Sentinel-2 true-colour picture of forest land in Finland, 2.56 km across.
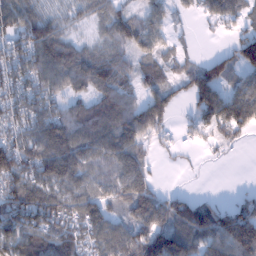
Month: January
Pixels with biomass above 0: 80%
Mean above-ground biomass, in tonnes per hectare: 83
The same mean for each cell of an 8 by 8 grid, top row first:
101 61 35 75 57 28 48 51
87 149 64 62 68 29 2 100
100 102 97 116 68 42 118 48
98 96 79 117 95 31 105 133
98 139 122 137 71 32 26 22
127 119 88 84 99 2 1 0
115 127 109 64 107 97 81 76
95 109 76 103 148 135 91 169
